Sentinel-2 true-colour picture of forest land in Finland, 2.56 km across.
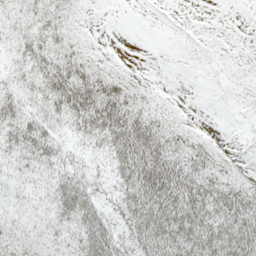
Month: May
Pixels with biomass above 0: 76%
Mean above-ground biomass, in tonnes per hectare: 30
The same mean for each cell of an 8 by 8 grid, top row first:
23 30 9 0 0 0 0 0
21 37 19 1 0 2 4 2
20 48 54 31 4 0 6 7
36 33 58 60 30 7 0 8
41 41 17 45 68 32 13 6
25 30 29 22 71 61 42 19
23 28 63 19 61 66 63 64
31 29 44 51 58 71 66 79
